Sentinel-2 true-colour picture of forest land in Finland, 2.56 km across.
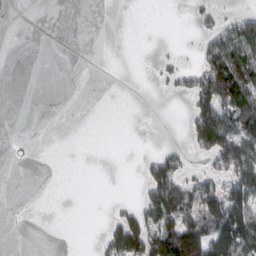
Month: February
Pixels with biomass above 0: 27%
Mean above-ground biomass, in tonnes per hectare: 36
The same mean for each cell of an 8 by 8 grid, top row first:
0 0 0 0 0 0 20 38
0 0 0 0 0 3 60 100
0 0 0 0 0 29 123 139
0 0 0 0 0 0 121 120
1 0 0 0 0 7 87 126
0 0 0 0 31 72 48 108
0 0 0 6 63 123 132 136
0 0 0 66 111 159 145 134
